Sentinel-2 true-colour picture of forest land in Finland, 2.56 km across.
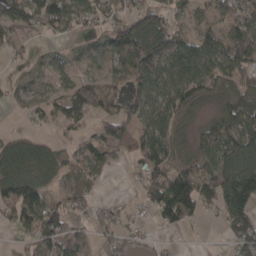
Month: April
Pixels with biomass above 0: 72%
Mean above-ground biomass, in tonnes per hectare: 69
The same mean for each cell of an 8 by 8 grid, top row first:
117 121 71 70 86 56 49 90
32 13 27 79 114 80 80 106
18 36 57 64 94 64 65 66
17 52 65 72 89 72 20 96
63 38 38 76 88 65 85 96
127 64 44 17 64 109 89 154
124 103 67 40 30 146 59 165
24 85 70 53 23 10 2 94
